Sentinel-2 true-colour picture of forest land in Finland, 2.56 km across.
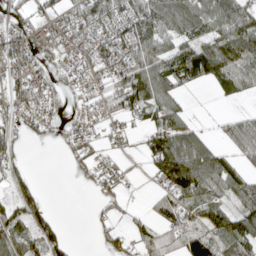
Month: April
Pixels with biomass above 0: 67%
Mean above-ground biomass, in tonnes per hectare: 58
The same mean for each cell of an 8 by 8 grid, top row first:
42 39 64 60 92 98 100 80
69 50 49 75 83 78 89 102
65 56 34 55 112 89 75 73
56 44 29 43 63 61 1 19
41 10 47 24 41 111 54 71
42 0 10 45 12 128 113 58
65 31 0 22 15 75 75 75
61 71 2 37 60 65 101 105
